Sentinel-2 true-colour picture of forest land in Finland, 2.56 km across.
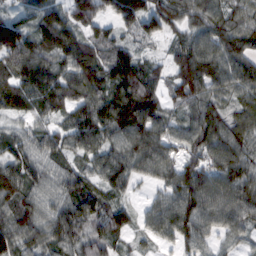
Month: February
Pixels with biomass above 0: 94%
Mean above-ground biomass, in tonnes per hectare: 85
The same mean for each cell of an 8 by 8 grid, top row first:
42 83 113 89 143 85 91 61
137 100 115 82 32 59 101 86
103 120 113 94 103 77 110 88
66 58 88 123 124 45 90 56
67 81 79 89 111 76 95 81
104 76 65 83 55 87 88 93
91 68 97 74 35 103 104 100
103 88 88 66 33 69 58 45
